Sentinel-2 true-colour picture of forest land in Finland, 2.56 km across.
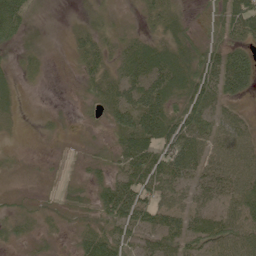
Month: June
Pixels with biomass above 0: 86%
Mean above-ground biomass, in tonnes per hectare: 39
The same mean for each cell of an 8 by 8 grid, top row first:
66 4 7 9 24 27 30 94
17 6 28 20 34 40 45 53
12 5 18 33 69 60 74 92
14 5 7 42 96 47 65 24
6 3 6 27 88 88 55 49
8 4 9 41 83 69 55 61
13 10 21 75 72 57 43 51
15 12 38 65 45 61 70 58
